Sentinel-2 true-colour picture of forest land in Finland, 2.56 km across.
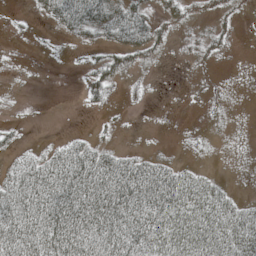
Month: May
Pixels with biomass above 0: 57%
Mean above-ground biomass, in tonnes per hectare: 38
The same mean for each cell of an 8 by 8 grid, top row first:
3 29 84 59 44 28 16 11
0 2 10 37 50 9 22 2
0 0 12 41 8 0 2 6
2 0 5 9 4 1 5 7
12 9 33 11 2 2 8 10
43 75 94 102 92 54 19 7
84 85 95 108 92 91 77 36
87 88 84 85 91 88 84 80
